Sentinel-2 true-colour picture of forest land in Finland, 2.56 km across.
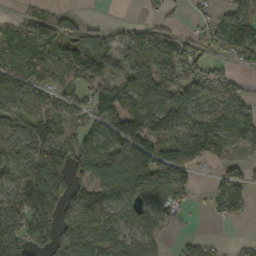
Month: October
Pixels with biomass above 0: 73%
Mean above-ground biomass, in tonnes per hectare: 80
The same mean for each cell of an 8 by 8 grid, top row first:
22 60 19 0 19 15 35 97
66 78 91 94 153 124 53 111
70 64 110 72 130 121 96 45
91 73 56 99 140 114 100 91
71 136 73 115 129 91 127 58
99 149 59 104 118 91 12 59
104 158 104 82 82 48 19 50
134 93 88 76 73 11 15 7
